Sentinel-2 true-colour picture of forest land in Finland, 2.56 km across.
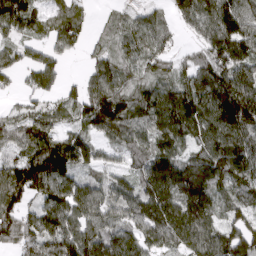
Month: March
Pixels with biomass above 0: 88%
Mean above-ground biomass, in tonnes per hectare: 107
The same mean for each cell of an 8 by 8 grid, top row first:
136 48 59 26 58 59 139 143
60 68 43 72 97 40 120 152
45 77 56 111 77 90 136 150
51 81 84 175 114 167 147 189
104 144 104 66 91 106 130 135
145 175 78 67 119 158 145 106
127 108 110 92 130 149 116 80
106 110 145 124 103 108 126 156
